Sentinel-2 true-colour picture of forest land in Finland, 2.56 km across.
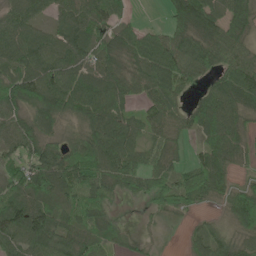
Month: June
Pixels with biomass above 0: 85%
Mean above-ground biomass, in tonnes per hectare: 69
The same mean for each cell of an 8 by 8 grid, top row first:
68 40 81 63 4 81 80 80
102 94 92 67 79 83 81 66
84 97 92 90 75 80 48 95
70 102 70 90 55 59 86 71
70 75 54 94 60 39 61 52
60 109 101 85 81 56 91 18
95 72 86 44 15 54 23 85
86 88 70 47 15 1 63 49
